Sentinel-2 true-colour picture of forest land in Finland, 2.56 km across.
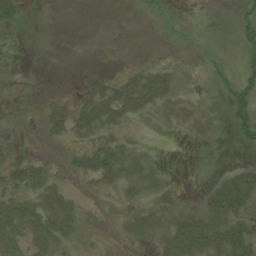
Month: July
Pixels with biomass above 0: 42%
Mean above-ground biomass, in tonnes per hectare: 15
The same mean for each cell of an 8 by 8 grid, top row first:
23 1 0 0 3 1 0 9
4 0 0 1 0 2 2 14
2 0 6 16 31 16 5 22
5 18 32 38 22 22 9 22
11 7 15 23 4 0 8 9
25 16 18 32 29 1 2 34
29 27 9 2 22 22 39 42
29 32 8 2 19 49 53 47
